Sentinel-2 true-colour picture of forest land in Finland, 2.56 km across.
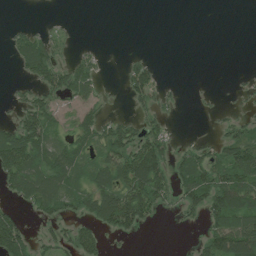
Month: July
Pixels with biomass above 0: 47%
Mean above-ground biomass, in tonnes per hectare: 45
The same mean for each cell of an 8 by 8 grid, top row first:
0 1 0 0 0 0 0 0
39 59 9 0 0 0 0 0
14 68 71 2 75 2 1 4
32 72 35 8 28 8 5 13
118 71 62 87 104 24 22 85
86 96 50 88 159 67 95 104
28 50 47 126 109 29 90 110
93 35 81 15 4 1 67 155
